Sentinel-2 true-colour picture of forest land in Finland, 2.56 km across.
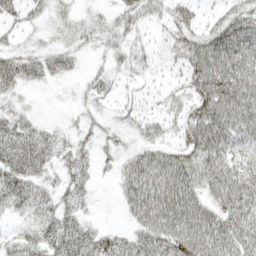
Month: April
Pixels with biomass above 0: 73%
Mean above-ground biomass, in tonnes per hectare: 42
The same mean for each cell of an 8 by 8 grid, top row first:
33 29 20 23 31 40 21 52
27 25 24 24 21 39 64 66
54 30 11 22 13 15 78 68
33 2 13 16 22 26 67 63
70 50 24 16 30 34 76 37
64 28 33 11 74 83 62 58
36 41 32 2 71 82 54 65
33 58 61 38 53 86 78 66
